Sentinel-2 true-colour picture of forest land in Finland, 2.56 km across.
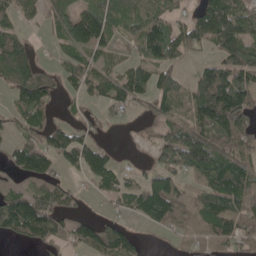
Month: May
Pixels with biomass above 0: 69%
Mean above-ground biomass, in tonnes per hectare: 71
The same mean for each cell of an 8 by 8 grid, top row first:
51 50 113 92 72 37 95 82
85 12 83 56 83 78 41 114
86 47 61 65 85 55 125 117
51 48 21 27 23 66 159 121
46 79 81 12 24 153 130 86
46 69 37 65 37 64 93 98
125 92 22 16 88 111 118 95
34 65 67 111 19 38 81 57
